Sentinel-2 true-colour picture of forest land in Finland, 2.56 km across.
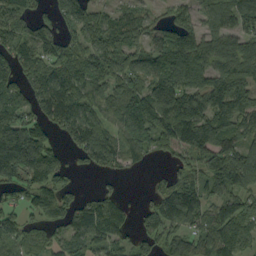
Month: September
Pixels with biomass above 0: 81%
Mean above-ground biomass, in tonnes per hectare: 99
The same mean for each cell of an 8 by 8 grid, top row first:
109 53 124 67 62 70 67 124
90 93 86 108 84 143 99 93
93 130 113 108 99 143 108 115
112 114 103 96 170 174 139 114
233 121 89 82 90 107 124 97
107 147 11 33 6 60 89 118
66 119 91 91 39 143 74 93
94 62 85 84 68 96 93 123
